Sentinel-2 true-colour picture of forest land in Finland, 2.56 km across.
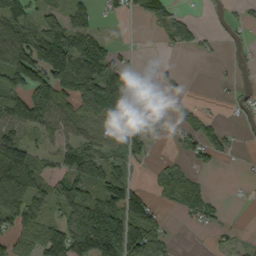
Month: September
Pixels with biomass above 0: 55%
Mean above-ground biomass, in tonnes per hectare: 57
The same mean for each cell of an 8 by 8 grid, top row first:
86 50 57 22 53 61 6 15
120 155 103 35 2 35 10 19
93 129 117 114 1 15 1 15
109 123 71 88 27 18 14 17
82 26 64 43 43 11 51 12
171 55 96 74 3 42 9 3
112 55 114 125 92 24 45 2
58 64 90 148 124 11 5 10
